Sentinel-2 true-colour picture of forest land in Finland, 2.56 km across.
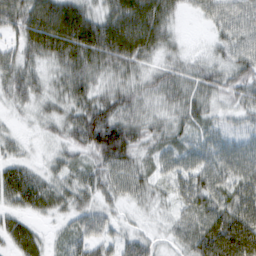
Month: February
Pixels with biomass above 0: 91%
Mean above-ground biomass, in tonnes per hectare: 49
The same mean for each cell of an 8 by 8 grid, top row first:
63 64 66 70 102 26 31 45
36 77 95 96 81 24 17 48
49 31 61 38 36 46 50 57
13 28 62 70 39 40 39 35
19 14 51 113 40 43 43 38
54 31 37 47 35 44 62 62
33 37 36 22 16 31 70 86
44 20 45 34 32 25 100 126
